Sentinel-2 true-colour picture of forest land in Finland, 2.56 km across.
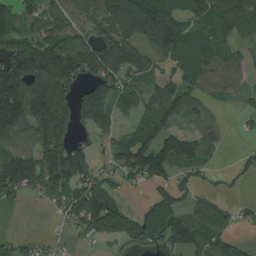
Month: August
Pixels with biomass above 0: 70%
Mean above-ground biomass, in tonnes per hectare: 94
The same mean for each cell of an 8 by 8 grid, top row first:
93 75 83 113 160 121 109 102
135 146 121 123 66 136 115 46
199 181 90 102 67 80 76 51
209 225 113 97 82 94 41 21
99 153 65 53 129 117 58 8
180 118 124 48 113 62 27 25
17 23 133 140 54 106 120 35
45 29 29 60 86 84 143 58
